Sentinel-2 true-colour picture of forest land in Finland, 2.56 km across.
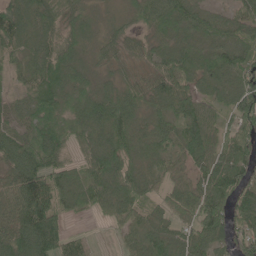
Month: June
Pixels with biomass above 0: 91%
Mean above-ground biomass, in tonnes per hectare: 63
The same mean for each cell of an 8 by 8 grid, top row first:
84 59 45 23 53 82 55 56
46 58 45 38 39 64 63 91
23 66 46 34 42 77 59 70
48 67 56 80 46 71 55 92
68 78 41 79 46 55 78 79
75 100 54 94 60 54 70 71
76 116 38 53 60 59 87 75
93 117 38 7 85 74 83 57
